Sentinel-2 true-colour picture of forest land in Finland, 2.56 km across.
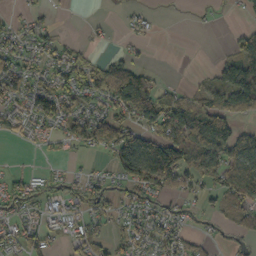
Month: October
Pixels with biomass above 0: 58%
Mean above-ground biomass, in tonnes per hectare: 44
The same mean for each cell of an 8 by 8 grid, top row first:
16 12 0 2 17 1 7 12
43 40 23 7 10 0 0 45
72 39 55 102 59 3 23 93
41 71 51 59 99 68 86 61
8 15 49 79 86 123 106 75
25 24 20 28 93 78 59 71
47 36 37 31 55 26 22 53
49 43 55 39 44 52 24 28
